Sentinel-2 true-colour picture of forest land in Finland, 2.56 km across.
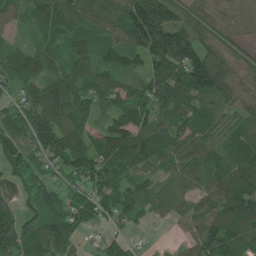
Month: June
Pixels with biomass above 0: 88%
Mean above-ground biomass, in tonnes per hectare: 84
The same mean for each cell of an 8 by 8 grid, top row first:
53 108 98 88 165 88 63 49
47 66 72 79 134 188 71 36
79 82 94 80 72 129 163 44
72 106 87 74 84 115 78 53
103 117 97 119 130 102 76 79
71 63 100 89 67 62 72 107
69 75 76 65 62 63 74 122
118 99 35 46 11 18 103 90
